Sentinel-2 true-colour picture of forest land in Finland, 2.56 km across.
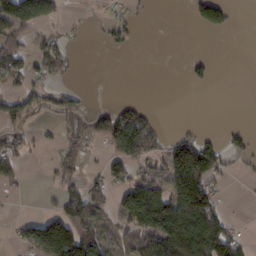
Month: February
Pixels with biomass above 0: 40%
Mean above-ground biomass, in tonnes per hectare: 52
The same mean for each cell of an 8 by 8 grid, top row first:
138 70 4 23 6 0 92 3
65 46 5 21 1 0 0 0
36 41 2 0 0 0 23 0
70 38 40 62 38 0 0 0
46 10 63 74 109 65 57 27
38 10 40 52 46 137 114 6
2 12 95 38 197 119 128 0
33 230 167 57 85 198 175 45
